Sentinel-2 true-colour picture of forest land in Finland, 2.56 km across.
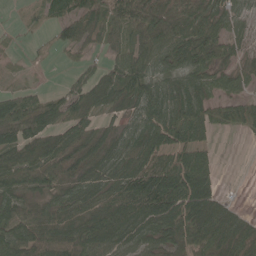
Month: May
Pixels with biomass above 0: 82%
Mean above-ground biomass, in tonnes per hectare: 63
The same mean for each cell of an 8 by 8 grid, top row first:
5 35 80 53 97 87 69 40
8 11 42 32 82 87 81 40
6 2 40 69 88 53 56 50
109 80 70 34 72 76 65 77
102 79 79 49 80 80 30 2
83 84 65 54 113 112 53 0
81 50 55 86 104 116 90 17
86 83 68 69 63 74 89 63
